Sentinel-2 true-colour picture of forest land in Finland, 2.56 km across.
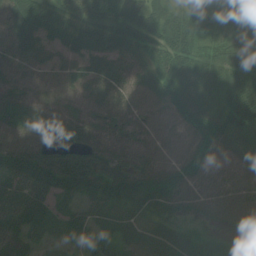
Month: July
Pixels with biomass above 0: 94%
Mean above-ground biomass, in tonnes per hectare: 57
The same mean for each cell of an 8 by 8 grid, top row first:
71 56 59 67 77 62 63 53
53 45 53 50 63 87 36 30
44 44 54 63 49 71 38 48
49 51 45 74 46 61 63 104
64 62 73 60 49 43 67 56
60 95 109 96 68 67 58 62
46 45 37 56 60 58 56 65
48 18 27 39 54 55 35 17
